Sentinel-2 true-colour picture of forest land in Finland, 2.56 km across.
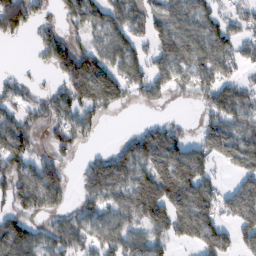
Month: February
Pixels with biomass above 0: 68%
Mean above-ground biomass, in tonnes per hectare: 89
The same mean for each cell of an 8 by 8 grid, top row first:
134 29 103 74 77 111 84 59
1 96 87 96 51 142 131 80
32 15 206 141 95 65 85 53
57 74 84 39 11 4 80 78
112 40 43 22 124 104 118 127
115 125 49 147 120 201 64 85
74 80 61 76 143 157 115 114
162 94 97 95 85 75 112 64
